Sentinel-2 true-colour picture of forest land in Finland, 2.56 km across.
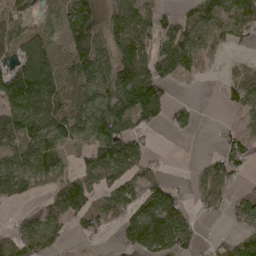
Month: May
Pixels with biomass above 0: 68%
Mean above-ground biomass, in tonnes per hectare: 82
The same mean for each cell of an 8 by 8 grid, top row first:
65 34 121 85 84 52 92 106
95 101 133 84 101 166 74 20
178 164 131 128 155 77 11 77
164 157 126 153 135 49 0 52
94 124 53 156 47 1 1 65
119 79 78 89 66 3 66 37
26 76 99 104 98 82 39 62
94 76 22 11 92 66 10 57
